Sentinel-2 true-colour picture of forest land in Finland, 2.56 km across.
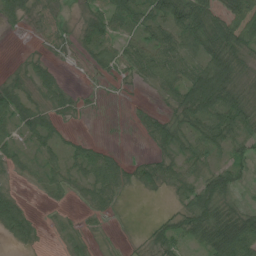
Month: July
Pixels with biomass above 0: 69%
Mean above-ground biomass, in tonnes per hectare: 35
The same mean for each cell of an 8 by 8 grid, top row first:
30 14 13 54 67 83 68 73
1 8 19 37 57 65 69 66
17 33 1 8 20 48 111 44
56 33 11 0 12 35 84 63
22 30 19 7 5 38 50 44
8 19 26 41 35 37 44 33
48 5 7 12 0 19 76 28
23 2 13 1 15 37 59 104
